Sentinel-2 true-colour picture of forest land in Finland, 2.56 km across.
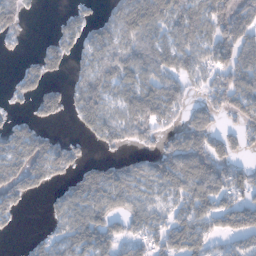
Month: January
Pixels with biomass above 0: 67%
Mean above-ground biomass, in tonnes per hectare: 66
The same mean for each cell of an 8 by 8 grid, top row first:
85 1 42 50 138 80 89 87
13 46 49 80 84 76 70 86
32 49 42 75 77 68 54 94
13 75 64 53 101 52 61 73
90 70 24 49 42 71 94 40
79 73 72 81 60 92 103 76
48 19 87 81 78 63 82 91
4 40 80 78 70 100 61 68
